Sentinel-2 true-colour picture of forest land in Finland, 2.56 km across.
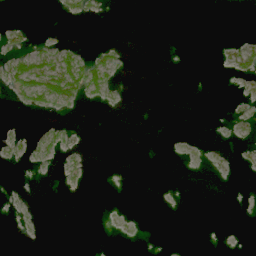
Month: June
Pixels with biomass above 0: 11%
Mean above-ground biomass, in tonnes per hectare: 4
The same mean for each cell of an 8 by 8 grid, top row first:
0 0 10 1 0 0 0 0
7 6 6 8 0 0 0 7
38 43 44 14 0 0 0 2
3 12 1 1 0 0 0 1
4 10 1 0 0 0 0 2
0 0 4 0 0 0 1 0
0 0 0 0 0 0 0 0
0 0 0 0 0 0 0 0
